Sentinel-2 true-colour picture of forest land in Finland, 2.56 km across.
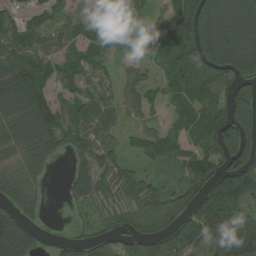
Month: August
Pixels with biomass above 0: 79%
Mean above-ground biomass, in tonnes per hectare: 90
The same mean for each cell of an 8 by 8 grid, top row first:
57 57 33 76 37 74 177 162
110 73 77 33 58 120 176 175
179 100 67 33 63 133 163 101
102 133 80 73 50 45 92 146
100 86 63 55 64 88 84 148
76 24 73 75 50 34 99 161
92 15 36 67 92 76 145 105
152 8 44 50 87 105 152 190
